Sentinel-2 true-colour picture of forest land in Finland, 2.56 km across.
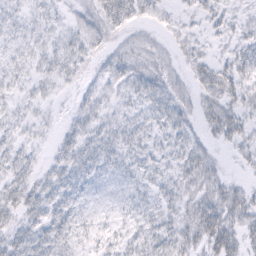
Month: February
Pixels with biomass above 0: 85%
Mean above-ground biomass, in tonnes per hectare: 21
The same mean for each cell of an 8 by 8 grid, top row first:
8 8 14 45 24 13 22 12
10 13 24 18 22 16 11 24
13 16 15 29 33 21 35 34
14 8 21 16 21 26 28 22
18 9 29 21 17 18 16 20
24 19 24 15 13 20 29 6
27 29 19 13 18 19 36 33
27 30 21 18 23 28 33 26
